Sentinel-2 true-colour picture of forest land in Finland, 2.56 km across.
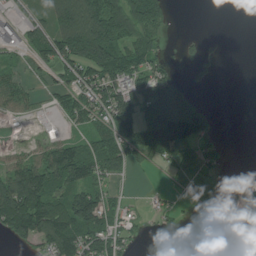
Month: July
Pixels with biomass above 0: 56%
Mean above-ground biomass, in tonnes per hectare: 73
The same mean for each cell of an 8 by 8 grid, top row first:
41 77 200 197 156 8 0 0
51 114 198 168 89 7 19 0
43 19 83 127 126 60 14 0
50 14 78 134 133 184 45 0
18 61 60 95 90 84 49 0
142 150 119 66 4 16 21 15
208 138 171 53 14 21 5 82
62 125 131 82 14 64 7 68
